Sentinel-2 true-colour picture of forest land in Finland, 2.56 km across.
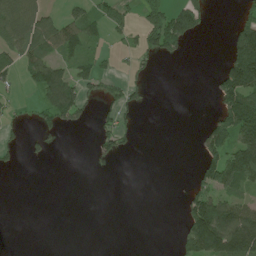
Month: June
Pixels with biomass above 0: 33%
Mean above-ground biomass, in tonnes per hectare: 46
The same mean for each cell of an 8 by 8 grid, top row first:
112 47 53 47 40 99 31 24
68 67 62 12 43 42 0 141
29 116 66 23 18 0 6 162
10 62 64 40 12 0 7 188
15 16 0 44 0 0 77 135
2 0 0 1 0 0 80 152
0 0 0 0 0 2 161 95
0 0 0 0 0 23 214 205
